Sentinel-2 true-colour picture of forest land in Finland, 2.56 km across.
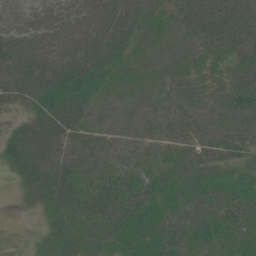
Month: July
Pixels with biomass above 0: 88%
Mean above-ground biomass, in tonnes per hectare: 40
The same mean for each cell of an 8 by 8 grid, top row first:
60 63 58 68 63 46 67 71
74 59 60 73 30 17 35 46
75 71 75 40 29 29 29 44
18 59 49 19 19 22 22 37
59 53 26 19 19 21 22 24
26 42 36 36 36 31 33 34
4 26 32 39 38 34 31 51
2 25 33 35 42 41 39 50
